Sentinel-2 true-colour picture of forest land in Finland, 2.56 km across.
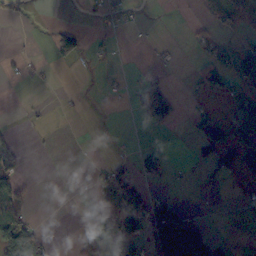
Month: October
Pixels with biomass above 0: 29%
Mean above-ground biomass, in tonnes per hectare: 29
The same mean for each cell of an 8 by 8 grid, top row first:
8 0 4 23 4 1 14 40
4 20 56 11 3 4 35 54
7 7 1 7 42 2 72 58
1 4 2 1 94 50 24 43
23 2 0 5 9 0 61 61
75 0 0 58 43 10 24 40
73 0 0 75 98 63 1 5
136 24 23 61 49 100 44 1
